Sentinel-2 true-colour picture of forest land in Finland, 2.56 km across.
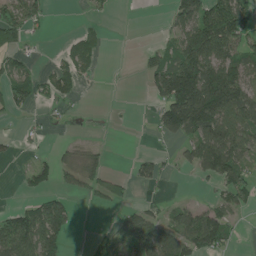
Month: June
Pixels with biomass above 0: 48%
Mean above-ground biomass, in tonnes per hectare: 61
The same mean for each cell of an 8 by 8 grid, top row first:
73 28 4 6 0 68 123 130
57 3 51 1 14 80 161 86
89 46 35 1 29 217 192 109
29 18 4 1 1 189 214 135
13 10 15 4 1 30 150 109
11 47 65 32 37 10 56 67
43 103 8 27 42 37 47 43
144 133 0 35 129 113 121 11
